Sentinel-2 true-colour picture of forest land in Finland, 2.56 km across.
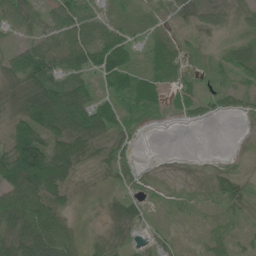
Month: June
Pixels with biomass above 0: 71%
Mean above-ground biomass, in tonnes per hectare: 38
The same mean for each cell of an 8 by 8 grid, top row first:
53 42 63 19 10 13 36 17
40 58 98 87 14 18 4 29
48 65 61 32 32 13 7 18
43 142 131 47 22 11 18 18
87 87 70 28 1 0 0 0
136 130 23 18 3 0 8 16
126 82 7 22 17 4 5 20
60 105 25 19 12 9 16 11
